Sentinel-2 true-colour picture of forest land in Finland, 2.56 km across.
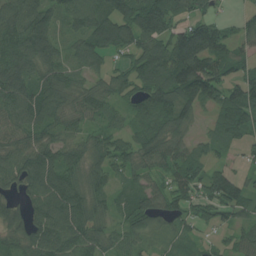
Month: July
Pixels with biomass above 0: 86%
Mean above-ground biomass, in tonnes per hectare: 78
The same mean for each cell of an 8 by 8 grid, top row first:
111 80 90 119 159 107 50 25
104 81 70 80 98 131 126 51
109 78 45 61 100 147 138 66
81 87 59 45 68 99 36 120
65 82 57 72 84 79 32 52
81 97 70 63 65 79 84 47
52 103 96 50 88 57 68 79
70 108 89 56 51 43 18 55
